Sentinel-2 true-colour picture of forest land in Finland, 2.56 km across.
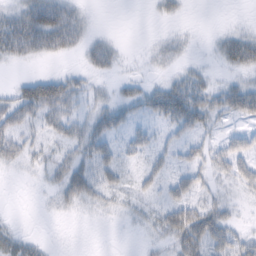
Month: February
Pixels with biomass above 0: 51%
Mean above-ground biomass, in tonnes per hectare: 22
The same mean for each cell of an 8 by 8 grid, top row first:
31 60 21 0 1 9 0 1
43 40 22 18 3 11 3 42
8 35 18 10 11 22 14 13
42 44 22 26 19 51 37 39
36 16 35 25 21 27 21 24
2 20 52 30 22 26 19 31
0 5 16 10 11 46 30 6
20 3 0 0 5 33 47 26
